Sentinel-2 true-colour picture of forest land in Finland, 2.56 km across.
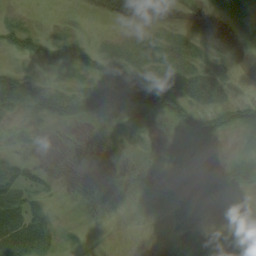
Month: August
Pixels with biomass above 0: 41%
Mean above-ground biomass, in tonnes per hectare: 18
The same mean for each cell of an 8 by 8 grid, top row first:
6 3 7 1 0 2 3 21
23 29 28 14 25 33 7 3
51 17 22 44 38 43 52 5
17 53 41 35 33 39 39 42
5 0 0 3 8 2 13 17
41 12 0 1 5 2 13 40
48 21 4 1 8 5 2 0
60 35 7 0 0 4 4 0
